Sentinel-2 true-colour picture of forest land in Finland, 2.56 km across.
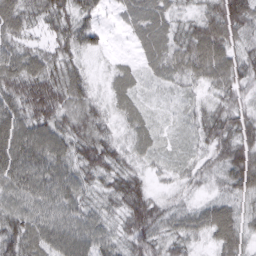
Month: March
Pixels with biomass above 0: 94%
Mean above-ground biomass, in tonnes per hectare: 51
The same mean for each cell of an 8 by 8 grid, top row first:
72 67 60 12 57 31 56 91
49 38 52 6 38 52 85 50
79 81 48 25 22 33 46 53
68 88 54 24 25 12 36 48
94 81 64 44 31 15 40 65
81 74 54 54 31 20 28 69
59 59 51 33 76 30 47 36
77 71 69 42 61 43 35 53
